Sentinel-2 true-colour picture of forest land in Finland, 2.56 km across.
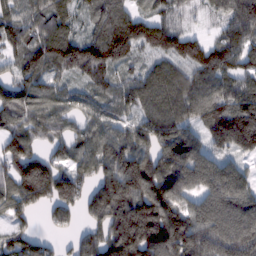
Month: February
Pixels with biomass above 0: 89%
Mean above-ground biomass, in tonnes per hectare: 122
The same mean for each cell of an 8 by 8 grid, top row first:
88 110 51 132 77 53 29 146
86 145 148 185 94 126 112 116
89 101 64 72 111 113 111 100
121 81 94 95 99 111 128 172
118 62 77 119 131 202 106 153
149 186 99 154 195 190 144 116
90 84 97 192 193 161 142 169
96 42 81 164 211 194 154 182
